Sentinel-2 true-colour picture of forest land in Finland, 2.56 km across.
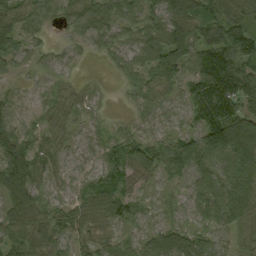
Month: September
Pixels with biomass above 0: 92%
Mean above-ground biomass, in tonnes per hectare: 54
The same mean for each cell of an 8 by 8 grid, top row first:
46 39 50 60 63 72 56 53
55 25 22 42 72 79 93 92
22 22 13 10 44 49 139 103
34 32 29 5 35 25 122 94
79 35 21 31 53 60 127 162
105 40 24 44 48 37 77 115
73 41 38 50 27 21 72 88
56 46 32 33 32 36 31 25
